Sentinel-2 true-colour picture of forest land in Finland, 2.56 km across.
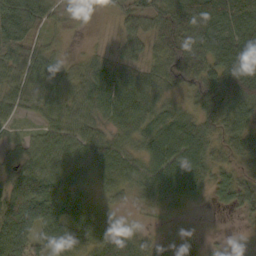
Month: October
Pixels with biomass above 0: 87%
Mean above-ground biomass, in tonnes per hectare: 56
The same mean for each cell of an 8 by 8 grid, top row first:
95 54 26 19 47 76 70 65
68 39 5 20 44 80 67 67
59 74 50 68 62 58 61 81
40 65 56 66 77 50 77 96
25 64 61 62 56 88 59 60
65 75 69 63 60 87 57 44
103 84 70 33 23 30 9 41
80 56 50 63 31 25 11 8
